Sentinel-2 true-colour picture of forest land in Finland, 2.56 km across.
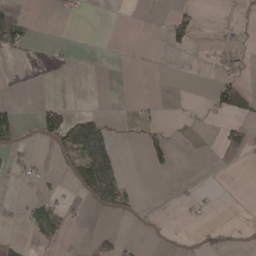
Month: April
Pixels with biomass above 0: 16%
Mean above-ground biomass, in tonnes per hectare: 18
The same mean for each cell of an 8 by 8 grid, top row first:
30 1 6 0 2 19 0 2
35 5 1 0 0 15 0 4
1 1 1 0 0 0 2 23
14 41 18 2 8 2 8 34
16 22 161 67 24 10 1 58
7 7 66 168 1 5 1 3
2 50 7 88 5 4 5 1
8 28 1 23 2 1 14 2
